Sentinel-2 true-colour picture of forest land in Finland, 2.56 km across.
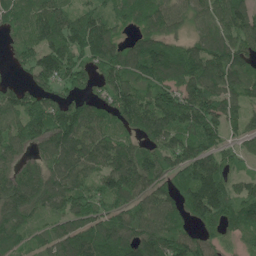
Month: May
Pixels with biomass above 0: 89%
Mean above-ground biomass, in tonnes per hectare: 106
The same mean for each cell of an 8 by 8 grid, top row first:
92 124 90 87 102 96 96 125
64 124 127 113 106 78 114 112
31 104 93 125 106 109 140 107
119 141 120 100 142 134 139 76
101 127 131 106 83 122 113 56
123 117 97 121 126 101 145 49
127 83 106 84 87 85 158 103
93 69 130 126 136 113 78 51
